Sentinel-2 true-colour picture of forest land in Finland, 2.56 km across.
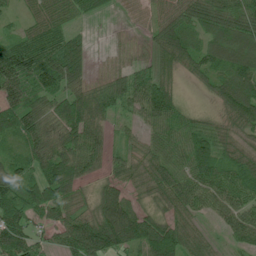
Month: July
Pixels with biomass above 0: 89%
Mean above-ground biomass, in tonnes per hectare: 70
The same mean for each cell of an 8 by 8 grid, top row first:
24 74 33 10 34 106 112 101
77 92 67 24 32 115 63 80
81 92 64 57 50 53 55 107
82 72 94 40 71 74 29 109
49 104 101 32 50 69 94 59
75 95 79 40 63 77 78 71
91 81 56 105 38 60 39 59
89 30 113 133 97 92 32 39
